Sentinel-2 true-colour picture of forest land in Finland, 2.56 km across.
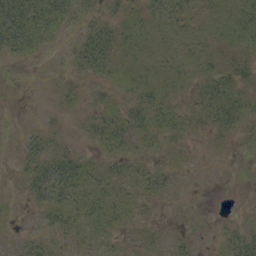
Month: September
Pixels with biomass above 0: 69%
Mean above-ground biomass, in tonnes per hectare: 14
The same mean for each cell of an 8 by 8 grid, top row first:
47 38 19 13 18 23 13 29
32 13 24 27 15 14 13 19
2 4 9 15 22 16 20 13
1 2 7 14 28 16 23 26
4 16 6 24 13 7 4 4
7 36 26 14 15 7 1 1
3 26 24 17 6 2 0 2
6 12 12 9 6 8 3 28
